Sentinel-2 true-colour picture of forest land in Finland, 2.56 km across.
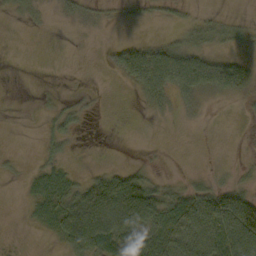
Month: October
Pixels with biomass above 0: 47%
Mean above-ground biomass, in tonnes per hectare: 33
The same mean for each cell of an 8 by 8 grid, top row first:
11 6 19 10 11 12 13 6
0 0 1 22 53 52 33 16
0 0 0 7 91 98 97 71
0 12 15 0 9 13 9 7
0 22 3 0 1 0 0 2
7 42 16 53 36 6 11 11
1 53 95 128 102 65 95 113
0 11 101 97 62 76 94 122
